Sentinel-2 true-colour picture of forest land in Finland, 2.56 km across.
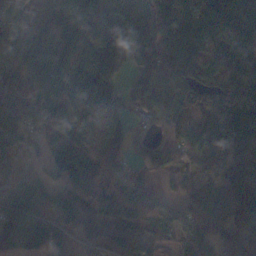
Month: November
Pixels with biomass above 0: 86%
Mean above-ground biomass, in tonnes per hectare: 87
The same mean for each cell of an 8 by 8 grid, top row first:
94 109 149 130 123 85 104 109
68 165 141 113 115 105 62 98
66 168 170 70 89 130 86 123
92 121 103 100 67 55 86 107
52 60 82 91 48 68 100 80
37 37 85 60 43 34 43 101
68 71 80 89 73 44 65 92
59 103 36 72 59 53 89 79
